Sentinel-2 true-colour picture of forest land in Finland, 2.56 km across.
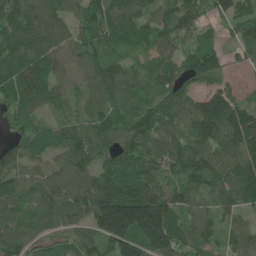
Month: June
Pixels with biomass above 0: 93%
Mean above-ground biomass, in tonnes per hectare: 99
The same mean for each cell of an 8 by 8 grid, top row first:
105 95 75 124 84 121 61 93
111 99 79 64 54 74 85 66
109 103 71 151 55 84 82 17
73 44 49 92 72 82 147 104
81 85 123 96 104 88 95 116
117 110 131 147 114 66 98 109
103 88 147 249 250 102 61 92
111 61 76 156 185 109 60 60
